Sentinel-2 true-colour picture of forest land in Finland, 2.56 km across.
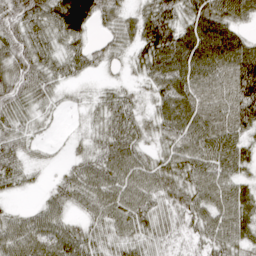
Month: April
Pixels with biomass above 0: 90%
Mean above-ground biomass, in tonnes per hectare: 56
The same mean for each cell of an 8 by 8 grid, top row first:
74 81 92 45 53 65 89 58
64 49 49 37 57 92 95 70
77 53 23 13 38 87 76 93
63 23 14 58 31 93 75 80
49 11 17 65 37 60 74 53
47 9 56 72 63 56 63 44
19 50 34 70 56 46 64 72
80 82 63 45 47 31 51 56
